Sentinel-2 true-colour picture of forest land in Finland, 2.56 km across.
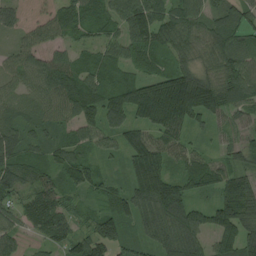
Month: August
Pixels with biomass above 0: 93%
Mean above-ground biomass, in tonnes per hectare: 89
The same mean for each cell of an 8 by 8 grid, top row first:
35 57 85 72 105 91 69 78
44 60 51 70 98 80 71 84
45 102 108 70 102 160 102 101
54 76 131 131 151 208 109 62
73 72 70 50 122 78 24 63
85 74 85 36 188 87 110 91
65 107 39 90 108 157 75 147
57 59 79 106 67 152 63 142
